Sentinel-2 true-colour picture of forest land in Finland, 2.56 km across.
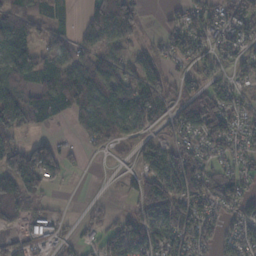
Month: November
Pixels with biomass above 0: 65%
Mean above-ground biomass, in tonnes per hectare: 58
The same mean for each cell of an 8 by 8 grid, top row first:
106 76 25 142 26 26 64 71
88 58 51 53 22 50 46 48
55 73 102 72 76 32 53 38
123 76 67 99 70 58 113 54
56 57 15 37 31 47 56 37
117 80 2 2 65 107 72 51
48 17 3 9 61 86 64 55
13 33 26 45 100 66 59 66
